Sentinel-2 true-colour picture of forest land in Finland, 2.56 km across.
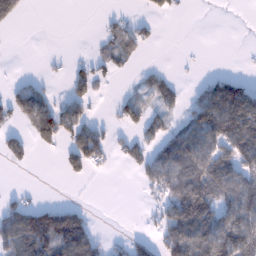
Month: January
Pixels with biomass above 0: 42%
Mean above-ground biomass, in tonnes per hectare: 44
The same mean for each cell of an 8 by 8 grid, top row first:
46 0 0 13 15 13 0 0
0 0 1 34 26 0 1 3
13 13 33 13 18 20 30 40
61 82 46 11 43 23 106 138
48 36 71 34 38 78 80 99
1 0 24 5 38 99 117 70
50 44 29 0 8 110 101 89
105 130 120 15 25 96 82 103
